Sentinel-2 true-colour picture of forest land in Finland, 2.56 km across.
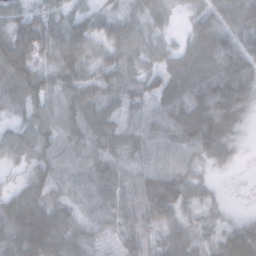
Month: November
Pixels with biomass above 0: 93%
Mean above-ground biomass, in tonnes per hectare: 70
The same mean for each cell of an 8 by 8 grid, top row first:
62 62 51 40 49 18 76 106
113 64 76 56 58 39 99 97
93 71 72 61 63 77 112 111
37 69 89 68 70 95 136 70
68 73 74 89 76 67 89 24
26 74 63 88 83 96 30 4
103 106 62 77 78 85 32 8
101 116 70 27 59 77 33 85
